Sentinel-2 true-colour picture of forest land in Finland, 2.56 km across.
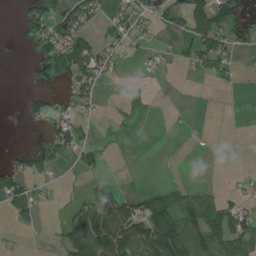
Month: July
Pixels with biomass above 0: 36%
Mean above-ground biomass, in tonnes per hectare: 34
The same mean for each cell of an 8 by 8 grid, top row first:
17 73 71 31 33 33 86 18
3 67 66 36 14 11 78 10
0 18 58 9 5 0 18 6
2 41 21 3 7 0 0 0
1 30 54 2 0 0 3 0
59 24 15 8 1 0 0 4
46 8 59 114 75 72 54 43
1 5 115 147 125 122 90 73
